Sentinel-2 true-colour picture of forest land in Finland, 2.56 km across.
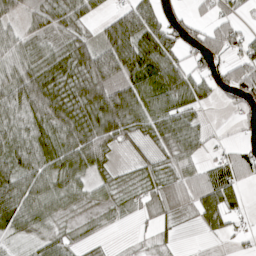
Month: April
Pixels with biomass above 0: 75%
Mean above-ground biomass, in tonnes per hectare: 51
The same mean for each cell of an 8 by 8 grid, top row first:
33 38 44 33 74 30 33 26
56 37 59 75 75 51 73 54
74 65 69 85 64 65 48 81
71 87 70 129 73 76 9 17
65 65 89 58 40 73 21 28
76 67 53 30 36 56 61 56
82 60 27 24 26 37 75 27
19 43 18 4 10 14 11 17
